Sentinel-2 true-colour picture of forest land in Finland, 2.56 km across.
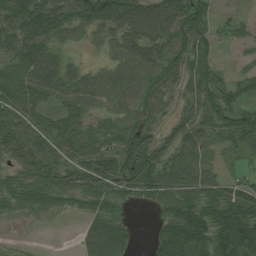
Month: August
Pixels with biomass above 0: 88%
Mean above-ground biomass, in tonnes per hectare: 66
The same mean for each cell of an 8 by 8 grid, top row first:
93 112 74 97 87 90 51 23
76 66 16 40 75 72 53 22
67 70 52 60 73 63 74 46
99 68 67 49 75 42 80 64
79 82 68 61 80 63 41 42
59 76 86 112 103 78 66 40
50 55 39 63 18 90 85 115
10 2 32 90 11 112 85 104
